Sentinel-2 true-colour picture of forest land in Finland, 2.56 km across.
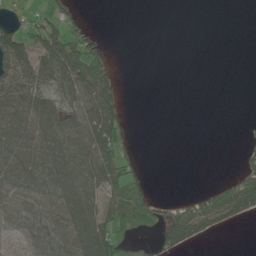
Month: June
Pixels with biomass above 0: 45%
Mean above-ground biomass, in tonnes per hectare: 39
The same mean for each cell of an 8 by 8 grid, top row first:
19 39 12 0 0 0 0 0
87 77 51 5 0 0 0 0
86 75 87 47 0 0 0 0
91 87 76 72 0 0 0 0
88 93 87 74 0 0 0 7
83 90 97 68 14 0 0 37
62 67 97 53 58 21 55 60
23 69 94 90 8 52 15 0
